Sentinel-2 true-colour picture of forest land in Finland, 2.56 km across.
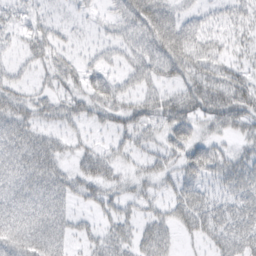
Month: March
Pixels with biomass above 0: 73%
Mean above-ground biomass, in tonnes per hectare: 41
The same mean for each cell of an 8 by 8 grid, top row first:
20 16 14 31 84 42 27 34
17 44 15 31 62 76 48 22
29 23 36 36 48 45 60 48
50 31 36 44 51 65 56 63
54 43 21 24 36 51 39 26
53 54 42 34 29 34 42 54
52 60 18 33 27 36 51 51
55 66 21 41 42 24 29 60
